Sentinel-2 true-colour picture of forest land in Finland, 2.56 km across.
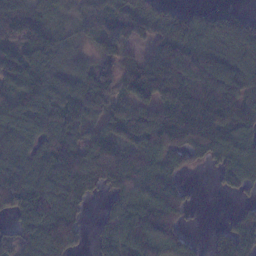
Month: January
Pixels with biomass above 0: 83%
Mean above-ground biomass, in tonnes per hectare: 101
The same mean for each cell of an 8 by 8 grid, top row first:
151 91 32 85 109 124 56 55
126 121 33 82 54 145 105 104
122 122 94 90 181 139 131 111
105 109 109 62 94 152 145 105
83 88 103 101 120 124 126 93
93 92 134 118 158 72 16 96
101 120 58 59 140 128 1 34
93 132 64 101 135 130 32 154
